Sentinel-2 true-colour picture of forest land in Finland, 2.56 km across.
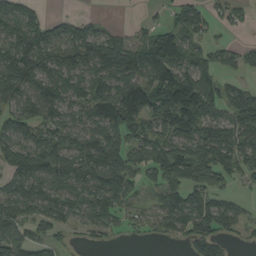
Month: August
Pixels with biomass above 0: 75%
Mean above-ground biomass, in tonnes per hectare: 86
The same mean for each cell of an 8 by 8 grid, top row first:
98 30 21 1 15 61 71 27
133 116 123 113 118 146 60 38
137 101 91 115 124 164 80 31
83 99 77 146 138 215 113 105
99 101 83 104 96 106 124 97
86 99 83 116 56 106 93 65
91 85 71 88 37 116 103 37
92 59 15 22 14 34 102 23
